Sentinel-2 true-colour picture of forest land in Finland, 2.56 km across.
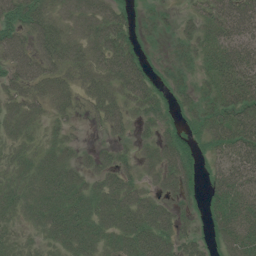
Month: July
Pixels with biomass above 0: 83%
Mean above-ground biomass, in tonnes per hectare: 47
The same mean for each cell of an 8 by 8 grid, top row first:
44 53 60 59 16 17 52 81
70 76 56 76 19 29 45 75
55 62 44 65 56 29 32 61
47 32 22 52 36 26 46 64
37 35 15 21 20 45 31 67
37 54 41 48 30 66 26 63
42 55 58 71 70 32 31 70
32 36 61 43 69 47 25 69
